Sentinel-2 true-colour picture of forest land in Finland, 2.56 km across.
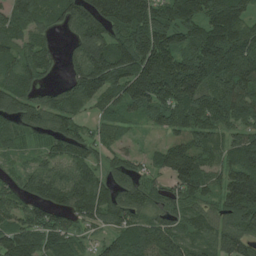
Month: July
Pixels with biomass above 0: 90%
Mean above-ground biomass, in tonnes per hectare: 102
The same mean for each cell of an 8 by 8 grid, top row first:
89 92 124 146 137 101 115 116
75 59 100 142 174 127 135 125
105 30 134 125 191 199 137 143
92 110 70 63 84 108 113 95
55 60 87 52 16 67 87 104
46 113 104 62 49 130 85 141
75 121 117 110 88 78 63 151
130 96 49 79 128 114 76 119
